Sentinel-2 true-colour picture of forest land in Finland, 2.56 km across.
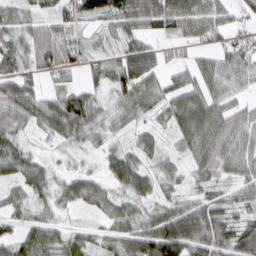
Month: March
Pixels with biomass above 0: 85%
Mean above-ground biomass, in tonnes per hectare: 56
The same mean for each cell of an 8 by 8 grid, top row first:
53 44 80 80 131 114 85 29
87 100 51 30 70 31 36 62
98 32 21 59 78 33 61 51
78 72 81 34 43 58 87 52
46 13 25 22 29 23 80 63
35 33 29 39 45 30 47 45
39 35 22 30 29 70 71 42
59 74 43 43 95 134 110 83
